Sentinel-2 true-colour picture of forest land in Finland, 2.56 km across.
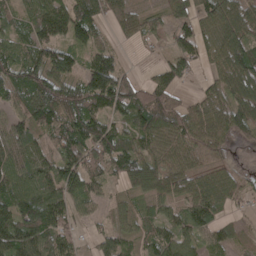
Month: April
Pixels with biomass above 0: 86%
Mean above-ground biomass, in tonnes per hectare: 74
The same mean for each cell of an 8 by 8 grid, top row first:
48 106 117 56 43 58 79 103
55 95 62 36 18 59 57 107
79 126 80 142 32 58 38 121
61 139 133 90 109 91 70 88
79 63 122 110 62 66 61 25
93 82 121 57 95 66 69 35
113 123 42 30 32 45 90 25
83 92 32 64 49 68 49 25
